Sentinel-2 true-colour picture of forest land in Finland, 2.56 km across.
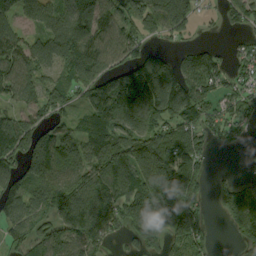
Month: September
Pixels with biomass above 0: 78%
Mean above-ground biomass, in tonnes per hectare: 114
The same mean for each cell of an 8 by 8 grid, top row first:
89 92 148 119 149 160 16 88
122 105 184 125 73 38 52 28
137 79 124 131 190 152 132 63
92 103 60 168 160 140 95 74
164 150 118 164 166 155 74 18
110 120 103 161 178 196 54 17
94 112 165 142 193 237 36 149
71 106 121 58 138 105 54 60
